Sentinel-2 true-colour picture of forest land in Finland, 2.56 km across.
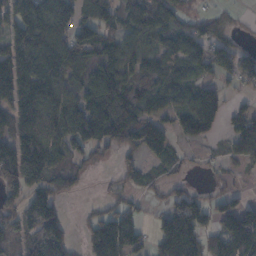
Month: November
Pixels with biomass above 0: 73%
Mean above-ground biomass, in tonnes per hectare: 93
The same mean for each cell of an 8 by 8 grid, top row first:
96 118 93 88 148 70 28 10
122 148 128 96 76 108 88 45
152 145 85 131 91 93 51 59
143 175 206 167 104 81 139 55
119 163 103 89 151 41 28 78
121 102 53 15 58 29 13 13
90 144 4 50 22 100 77 117
67 176 33 141 44 142 73 149
